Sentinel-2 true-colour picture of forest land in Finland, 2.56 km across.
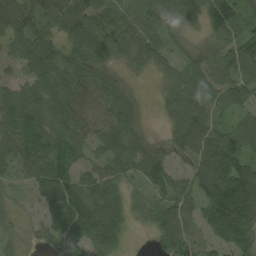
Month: September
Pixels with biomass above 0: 90%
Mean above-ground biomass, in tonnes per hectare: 68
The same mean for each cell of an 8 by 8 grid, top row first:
86 79 84 50 63 65 101 63
63 84 87 85 74 27 33 90
38 94 86 49 10 45 59 68
119 102 85 87 23 61 61 41
94 94 66 90 60 54 93 74
41 114 48 61 69 46 111 96
19 47 82 90 40 77 80 120
23 39 80 79 3 98 34 84
